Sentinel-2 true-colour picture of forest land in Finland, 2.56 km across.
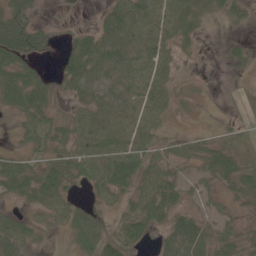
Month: June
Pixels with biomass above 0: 73%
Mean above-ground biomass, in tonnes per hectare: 36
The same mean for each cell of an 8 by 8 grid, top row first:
53 6 4 39 57 38 31 31
76 26 41 53 49 21 26 16
49 24 54 44 37 37 15 4
25 33 26 47 30 28 0 6
11 36 49 55 66 33 30 32
60 59 38 57 74 22 29 63
17 37 26 45 49 35 15 15
55 6 35 70 31 46 42 29
